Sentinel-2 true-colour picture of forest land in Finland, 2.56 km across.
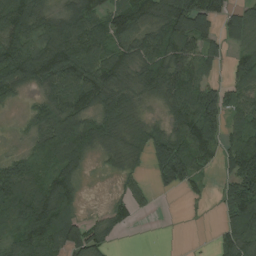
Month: August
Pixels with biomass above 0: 77%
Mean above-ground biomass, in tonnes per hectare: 91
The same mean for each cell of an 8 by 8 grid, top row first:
137 75 115 100 100 171 134 77
123 121 139 102 93 133 75 56
111 92 128 109 104 127 62 81
13 96 115 145 45 94 143 93
13 121 145 74 75 123 111 151
131 99 66 21 39 103 32 165
116 149 45 45 28 0 8 145
105 122 122 40 0 0 3 116
